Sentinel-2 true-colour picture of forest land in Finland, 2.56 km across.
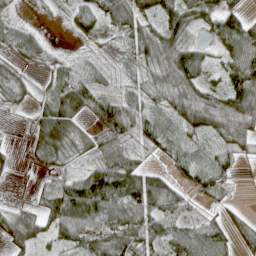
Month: April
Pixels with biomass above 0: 80%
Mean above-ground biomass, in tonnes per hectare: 51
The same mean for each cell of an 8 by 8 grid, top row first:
17 7 38 50 50 75 54 40
42 24 8 11 55 78 28 82
39 28 48 17 35 76 35 93
12 65 69 73 47 71 116 108
4 93 48 66 51 43 29 58
7 23 47 108 67 34 56 15
24 62 101 83 83 55 16 13
59 41 72 83 65 63 50 44
